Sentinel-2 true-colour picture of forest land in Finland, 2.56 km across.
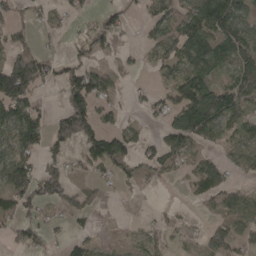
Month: April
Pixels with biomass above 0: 56%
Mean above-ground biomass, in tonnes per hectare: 55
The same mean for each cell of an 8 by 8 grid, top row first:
34 27 23 37 25 65 139 92
52 14 33 33 24 94 120 99
176 51 81 42 3 52 66 82
104 27 113 33 21 82 192 79
75 58 67 99 34 74 41 40
86 68 21 34 39 27 101 22
78 32 44 2 3 9 28 73
34 24 25 5 27 12 61 57
